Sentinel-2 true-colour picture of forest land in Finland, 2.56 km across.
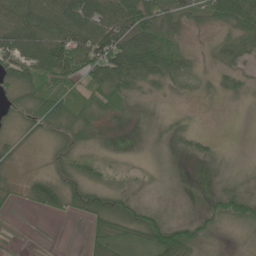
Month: May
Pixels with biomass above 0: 72%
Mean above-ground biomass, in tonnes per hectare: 36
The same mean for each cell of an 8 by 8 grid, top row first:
55 69 78 72 76 53 40 71
57 73 89 96 80 38 10 39
45 58 60 83 52 32 18 35
24 69 68 46 8 9 2 5
21 19 35 7 5 20 12 0
11 30 37 17 8 1 1 7
9 37 35 56 25 0 22 57
4 1 4 59 46 79 20 7
